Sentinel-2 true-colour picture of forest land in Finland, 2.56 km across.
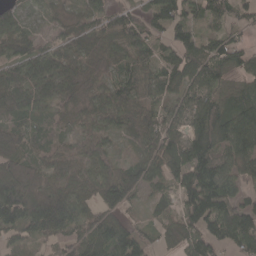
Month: April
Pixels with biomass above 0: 87%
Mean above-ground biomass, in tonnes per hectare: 71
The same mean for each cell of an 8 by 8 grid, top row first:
52 17 38 60 49 75 57 50
85 48 57 46 47 63 62 51
82 95 46 49 59 68 78 46
74 59 44 90 64 66 92 97
82 46 49 41 73 87 106 97
114 75 59 82 83 73 108 62
161 171 78 93 28 54 131 83
41 58 94 108 47 49 68 79
